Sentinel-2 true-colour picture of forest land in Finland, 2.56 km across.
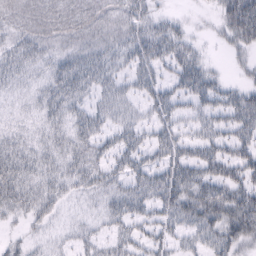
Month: February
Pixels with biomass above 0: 82%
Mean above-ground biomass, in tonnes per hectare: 33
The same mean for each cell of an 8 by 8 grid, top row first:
20 24 24 21 33 13 8 98
33 25 28 30 43 41 8 32
25 28 49 31 33 32 38 15
10 35 30 30 22 30 30 56
35 31 38 33 32 39 38 40
57 37 40 34 42 45 41 39
41 31 7 30 30 49 59 59
13 14 20 29 31 27 40 42
